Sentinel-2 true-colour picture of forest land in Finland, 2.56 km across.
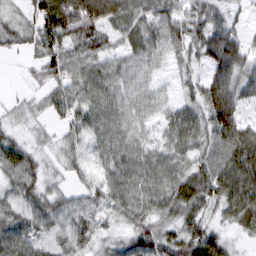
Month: March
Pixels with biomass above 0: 89%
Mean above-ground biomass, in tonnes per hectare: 59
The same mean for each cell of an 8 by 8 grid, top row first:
30 96 124 79 71 68 68 21
31 69 73 41 61 50 92 85
3 57 67 63 37 24 70 87
25 35 61 67 45 33 91 70
51 22 39 67 46 48 65 114
67 36 29 52 67 63 71 108
48 59 48 47 56 68 57 90
74 39 54 36 80 73 83 17
